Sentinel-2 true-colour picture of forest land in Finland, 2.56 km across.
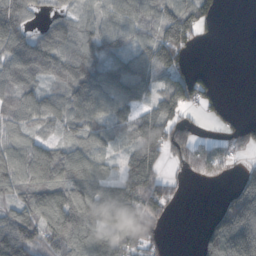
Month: October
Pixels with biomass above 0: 74%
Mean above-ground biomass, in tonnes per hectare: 85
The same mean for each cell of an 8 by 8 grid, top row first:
103 43 61 77 86 151 73 0
100 102 87 71 58 140 3 0
80 52 120 122 90 89 37 0
75 77 91 92 64 98 30 9
63 64 70 40 120 100 51 53
91 111 125 63 138 19 51 57
66 131 175 133 119 12 8 260
140 97 153 121 86 0 106 314
